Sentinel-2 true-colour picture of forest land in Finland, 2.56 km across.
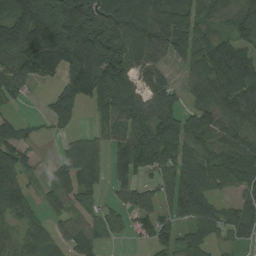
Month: August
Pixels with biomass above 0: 77%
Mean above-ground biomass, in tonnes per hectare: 87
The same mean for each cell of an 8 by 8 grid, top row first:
152 190 181 114 133 123 60 83
118 197 179 133 85 80 87 91
73 62 162 125 69 35 109 132
20 53 37 98 78 89 96 94
110 4 51 65 138 96 66 104
100 28 93 58 53 90 99 105
92 39 45 36 83 72 79 68
64 57 92 25 41 68 58 52
